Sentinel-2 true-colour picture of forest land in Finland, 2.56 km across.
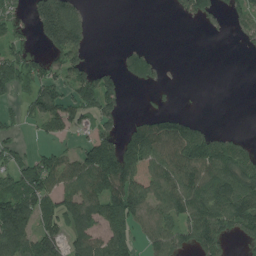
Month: July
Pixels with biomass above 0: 56%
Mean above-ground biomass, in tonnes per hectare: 82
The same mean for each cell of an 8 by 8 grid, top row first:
58 186 69 0 0 16 51 73
88 88 99 1 23 0 0 15
134 105 117 58 51 2 0 0
36 138 113 83 23 42 0 0
57 37 52 119 161 157 120 51
106 143 127 174 101 130 133 146
180 97 121 118 99 102 132 131
152 111 92 104 52 90 127 43
